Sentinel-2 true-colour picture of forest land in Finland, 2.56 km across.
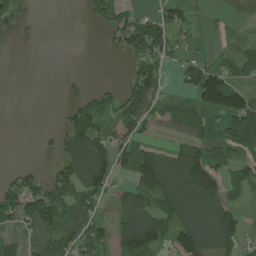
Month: July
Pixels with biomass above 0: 49%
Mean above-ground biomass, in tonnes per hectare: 65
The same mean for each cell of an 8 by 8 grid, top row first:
23 0 12 120 34 80 12 1
1 0 0 21 129 60 5 26
0 0 17 5 124 27 160 46
0 0 73 63 86 42 72 140
0 9 111 78 53 48 61 101
50 51 122 82 99 156 126 60
114 175 90 33 85 132 140 47
30 44 89 63 137 106 177 84
